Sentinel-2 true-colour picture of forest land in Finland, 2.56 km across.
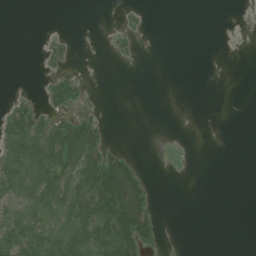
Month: July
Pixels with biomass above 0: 30%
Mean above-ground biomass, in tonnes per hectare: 26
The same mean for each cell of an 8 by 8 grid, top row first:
0 0 0 0 6 0 0 0
0 14 1 7 1 0 0 0
0 18 22 0 0 0 0 0
46 35 22 0 0 0 0 0
66 95 137 14 0 1 0 0
58 73 94 146 32 0 0 0
49 62 75 129 89 0 0 0
72 73 77 100 70 0 0 0
